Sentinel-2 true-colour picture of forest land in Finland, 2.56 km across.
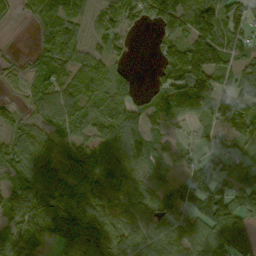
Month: September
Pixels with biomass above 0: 82%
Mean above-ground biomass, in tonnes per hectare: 82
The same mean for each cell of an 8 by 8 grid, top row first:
34 100 58 63 83 142 125 88
4 81 69 47 1 97 167 68
28 59 83 74 5 100 125 73
45 83 88 78 62 64 74 117
81 89 64 88 96 26 28 42
71 108 92 100 40 40 126 71
100 134 132 88 66 84 136 111
72 56 118 118 96 94 115 175
